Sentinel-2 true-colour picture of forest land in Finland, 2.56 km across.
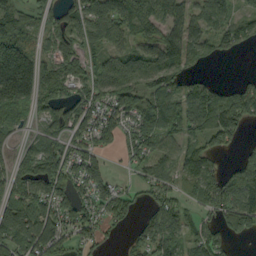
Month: September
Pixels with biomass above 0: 78%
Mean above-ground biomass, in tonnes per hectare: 87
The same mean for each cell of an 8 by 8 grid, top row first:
71 61 105 122 105 70 106 63
120 51 94 60 71 110 58 42
234 102 75 148 103 97 41 30
94 72 87 108 133 136 164 119
45 71 73 53 79 69 65 45
82 123 82 39 48 72 94 140
115 81 86 73 35 75 78 144
128 165 65 8 68 106 83 37
